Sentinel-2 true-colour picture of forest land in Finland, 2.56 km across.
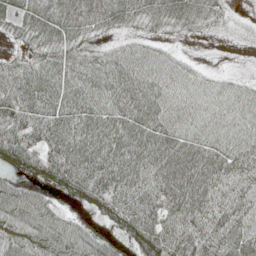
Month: May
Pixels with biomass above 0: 91%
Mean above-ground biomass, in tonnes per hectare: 56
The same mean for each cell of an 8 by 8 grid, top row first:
49 62 61 58 53 58 43 9
19 49 42 26 28 10 2 8
64 68 62 67 58 40 23 18
61 66 71 63 74 46 43 42
78 57 74 77 77 68 57 49
38 71 79 72 60 83 76 57
84 59 37 68 58 58 61 57
71 91 96 39 97 65 66 62
